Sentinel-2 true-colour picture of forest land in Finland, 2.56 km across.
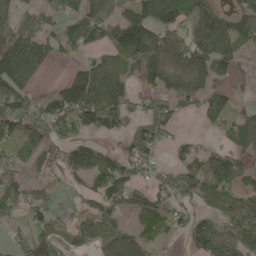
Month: May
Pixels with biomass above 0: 68%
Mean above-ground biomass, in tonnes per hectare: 80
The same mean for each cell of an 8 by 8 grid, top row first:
59 61 103 66 120 121 117 81
137 65 70 105 157 96 139 80
135 12 121 132 67 76 84 19
105 80 117 117 49 51 72 46
81 76 69 20 105 44 14 94
51 47 63 102 37 72 122 77
54 51 39 84 113 57 58 90
28 80 54 92 62 14 167 116
